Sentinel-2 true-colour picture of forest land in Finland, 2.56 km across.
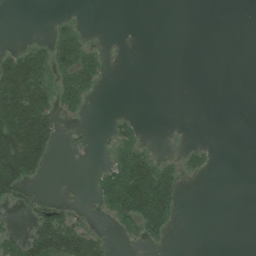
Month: July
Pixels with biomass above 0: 30%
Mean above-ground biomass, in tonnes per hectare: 30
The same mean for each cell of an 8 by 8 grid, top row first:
0 2 4 0 0 0 0 0
20 42 64 1 0 0 0 0
162 67 76 2 0 0 0 0
161 88 23 3 0 0 0 0
152 81 7 20 19 2 5 0
117 11 0 69 129 38 10 0
13 27 6 49 117 44 0 0
45 108 97 14 29 1 0 0
